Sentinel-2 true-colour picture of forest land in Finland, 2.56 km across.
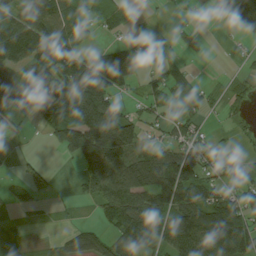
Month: August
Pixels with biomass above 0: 64%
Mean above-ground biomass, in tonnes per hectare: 71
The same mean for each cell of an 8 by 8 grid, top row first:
76 99 62 32 7 9 13 92
125 126 58 58 55 41 11 6
81 93 182 146 45 63 8 21
49 96 131 95 49 49 28 18
13 21 151 176 69 91 53 10
14 19 38 123 139 164 64 38
26 7 7 89 118 134 146 104
29 9 68 67 101 125 147 133
